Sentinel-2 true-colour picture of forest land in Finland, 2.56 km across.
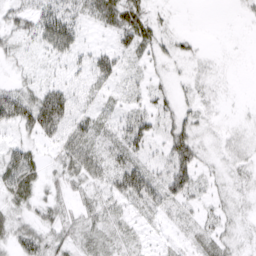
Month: March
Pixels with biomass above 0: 72%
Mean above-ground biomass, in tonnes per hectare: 24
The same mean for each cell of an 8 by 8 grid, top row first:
26 43 29 51 39 6 0 5
18 32 24 16 34 22 4 1
12 19 14 11 13 10 15 1
58 90 22 18 28 26 11 3
24 17 39 29 36 47 11 16
30 15 35 42 52 52 15 14
18 25 22 26 26 21 15 13
27 28 25 25 10 9 29 16
